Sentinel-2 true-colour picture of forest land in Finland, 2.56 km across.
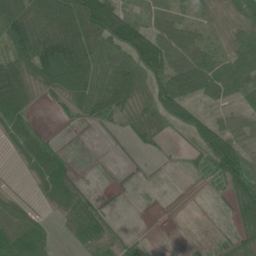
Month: June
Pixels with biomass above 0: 70%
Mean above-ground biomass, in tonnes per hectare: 47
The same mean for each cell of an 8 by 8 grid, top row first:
95 95 115 121 31 38 20 40
82 119 109 78 120 60 36 42
91 64 79 84 67 87 66 58
85 3 35 50 46 83 23 26
38 43 0 2 14 8 85 48
3 81 12 1 3 2 22 91
37 19 52 7 2 3 2 56
73 26 34 32 8 1 3 36
